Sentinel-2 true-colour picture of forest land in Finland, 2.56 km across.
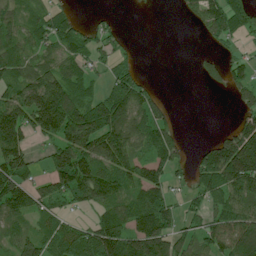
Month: July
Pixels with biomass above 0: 66%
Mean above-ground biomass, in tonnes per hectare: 94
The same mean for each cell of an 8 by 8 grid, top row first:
56 69 17 16 1 9 132 109
81 67 74 52 2 0 19 31
102 149 77 69 48 0 40 68
151 234 166 183 117 17 0 58
131 61 174 173 91 88 53 232
152 96 205 148 110 47 132 215
135 83 65 114 146 63 66 99
64 87 117 191 189 94 84 113
